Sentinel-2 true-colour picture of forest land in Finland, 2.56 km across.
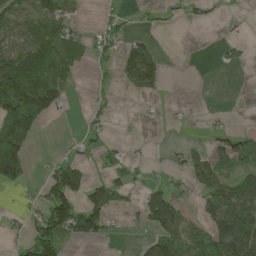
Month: May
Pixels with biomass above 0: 41%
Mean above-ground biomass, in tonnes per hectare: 51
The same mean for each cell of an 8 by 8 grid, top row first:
73 89 19 23 11 8 15 11
79 91 37 40 63 0 0 25
142 98 14 17 80 0 0 0
215 98 3 17 3 6 5 0
214 0 21 14 4 5 22 58
101 39 73 27 8 16 101 58
12 105 85 59 63 76 67 111
15 143 55 14 29 92 140 154
